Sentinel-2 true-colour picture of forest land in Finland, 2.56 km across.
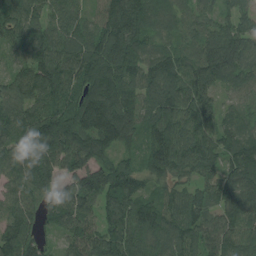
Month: August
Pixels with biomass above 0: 97%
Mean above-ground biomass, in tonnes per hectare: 111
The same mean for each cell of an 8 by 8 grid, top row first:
88 84 70 138 128 87 60 80
60 115 107 174 111 85 140 129
86 134 112 142 121 135 119 85
104 136 153 177 113 126 88 61
125 154 131 115 92 169 99 119
103 108 103 140 87 79 78 138
90 92 102 105 121 96 92 149
134 36 95 112 129 120 100 118
